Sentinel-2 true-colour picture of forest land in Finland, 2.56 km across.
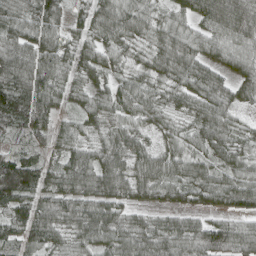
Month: April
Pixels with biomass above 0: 93%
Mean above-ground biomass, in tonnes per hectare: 80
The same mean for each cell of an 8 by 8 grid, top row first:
87 88 43 101 77 54 89 116
91 83 64 70 59 102 59 75
127 99 61 54 66 77 84 59
155 113 52 74 72 53 90 43
29 57 61 75 54 62 80 57
200 89 116 113 88 70 72 83
100 83 99 79 49 52 49 69
72 82 70 81 94 94 117 102
